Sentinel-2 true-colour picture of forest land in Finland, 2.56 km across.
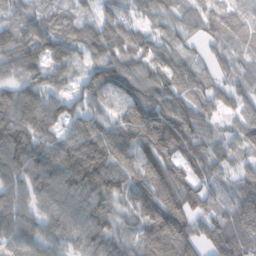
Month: February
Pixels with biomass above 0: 95%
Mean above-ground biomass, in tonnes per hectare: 86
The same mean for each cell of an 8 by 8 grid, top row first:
48 50 43 73 47 62 87 75
98 84 64 95 98 52 36 72
56 60 56 115 100 98 57 58
102 101 70 52 106 101 60 63
120 88 111 116 108 128 77 68
89 108 137 118 126 102 73 59
108 76 97 68 128 112 88 101
102 86 82 78 84 125 96 126
